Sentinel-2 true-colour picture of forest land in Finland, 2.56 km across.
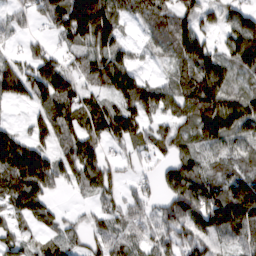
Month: March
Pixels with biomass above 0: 82%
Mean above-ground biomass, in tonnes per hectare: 85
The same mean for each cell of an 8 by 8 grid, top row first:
38 78 185 116 70 91 45 87
15 32 83 95 25 103 80 136
110 151 76 124 65 73 146 61
6 93 110 101 109 76 132 115
150 79 124 55 62 77 85 77
176 141 101 45 25 95 83 81
79 61 16 47 49 97 121 156
65 57 39 76 53 75 81 79
